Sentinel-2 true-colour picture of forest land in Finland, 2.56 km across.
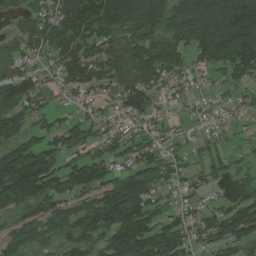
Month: August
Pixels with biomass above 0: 81%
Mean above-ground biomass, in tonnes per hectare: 84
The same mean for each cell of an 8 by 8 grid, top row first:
40 78 151 127 131 95 146 189
70 88 112 80 105 104 134 157
105 39 93 82 87 50 33 60
74 50 32 40 87 21 36 30
74 63 82 62 66 37 39 24
195 148 116 68 88 52 65 81
85 72 65 138 101 42 44 111
71 49 102 106 150 113 63 90
